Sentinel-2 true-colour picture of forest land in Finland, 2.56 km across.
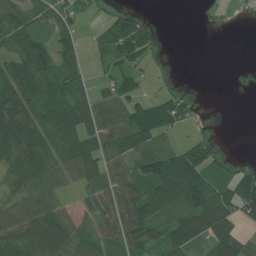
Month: July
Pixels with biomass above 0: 66%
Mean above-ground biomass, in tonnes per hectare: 52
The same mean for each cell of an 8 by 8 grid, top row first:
62 50 31 41 18 0 12 5
56 43 36 82 57 0 0 0
79 50 40 50 25 7 0 9
88 63 74 60 85 71 2 0
96 75 100 60 77 30 33 0
51 55 55 76 81 119 55 70
45 65 21 87 105 48 104 91
59 99 46 45 85 84 64 52
